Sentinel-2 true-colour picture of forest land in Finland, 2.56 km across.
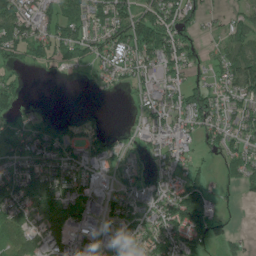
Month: July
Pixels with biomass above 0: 68%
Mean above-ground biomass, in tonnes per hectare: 60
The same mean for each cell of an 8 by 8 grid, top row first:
100 69 70 103 79 83 33 46
69 68 57 81 96 81 24 85
18 4 7 31 59 53 39 108
36 7 6 0 52 75 79 55
42 57 72 33 40 73 43 54
75 90 79 28 45 73 32 52
84 91 99 66 58 112 82 8
79 77 56 77 74 99 65 23
